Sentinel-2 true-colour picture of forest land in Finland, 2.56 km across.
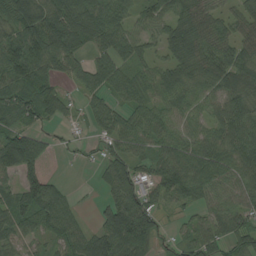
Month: August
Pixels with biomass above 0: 82%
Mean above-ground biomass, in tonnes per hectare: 68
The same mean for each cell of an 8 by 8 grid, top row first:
86 106 115 80 52 78 77 61
79 107 62 77 48 74 103 72
72 62 45 71 43 66 78 82
69 57 27 65 63 58 66 93
126 31 19 53 50 66 81 97
76 54 1 74 47 89 80 85
82 95 17 89 94 28 52 62
54 47 64 104 99 32 64 70
